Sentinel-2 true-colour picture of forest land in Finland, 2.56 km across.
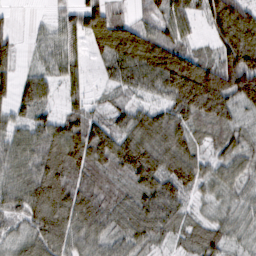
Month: February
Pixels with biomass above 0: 89%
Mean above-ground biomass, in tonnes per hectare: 73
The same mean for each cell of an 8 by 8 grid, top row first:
9 16 85 72 41 81 87 107
39 42 35 109 122 86 30 157
50 52 38 45 88 155 144 134
47 40 59 47 57 90 107 47
74 98 120 97 107 102 45 52
76 114 71 47 109 102 53 52
61 120 100 64 90 69 31 47
46 88 69 56 56 39 68 38
